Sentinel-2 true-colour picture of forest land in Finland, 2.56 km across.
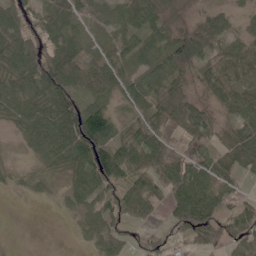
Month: May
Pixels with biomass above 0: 80%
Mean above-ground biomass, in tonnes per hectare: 45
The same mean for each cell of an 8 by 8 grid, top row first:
48 57 36 20 52 18 28 19
55 63 41 25 49 76 44 48
46 101 49 39 48 54 57 42
40 68 90 40 35 79 33 58
7 58 97 65 58 44 32 75
15 23 50 72 53 98 72 42
1 3 27 51 44 54 79 38
0 0 12 42 13 13 43 54
